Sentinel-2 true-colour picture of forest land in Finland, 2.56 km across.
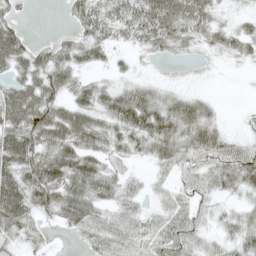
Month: May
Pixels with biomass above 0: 78%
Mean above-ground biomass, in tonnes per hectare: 37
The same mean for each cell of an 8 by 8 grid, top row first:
23 0 48 51 62 68 40 13
62 29 44 27 26 25 19 26
46 54 28 16 12 4 2 1
74 68 53 52 64 48 24 3
72 58 53 34 37 49 49 23
56 68 63 29 14 29 34 47
69 39 57 33 22 42 20 14
27 8 15 49 42 57 23 31
